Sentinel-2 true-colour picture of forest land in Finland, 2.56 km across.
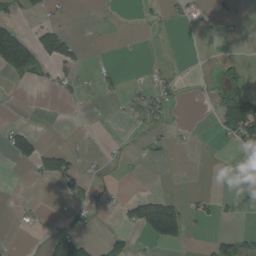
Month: August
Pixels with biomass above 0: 20%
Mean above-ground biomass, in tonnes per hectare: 23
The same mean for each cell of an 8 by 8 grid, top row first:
27 25 0 0 7 12 9 7
177 77 36 0 2 1 0 0
18 16 19 19 12 18 3 25
0 0 1 7 38 6 8 143
54 9 0 3 15 7 0 56
0 44 31 4 5 5 2 2
4 2 22 11 120 77 20 10
2 32 49 38 22 55 19 38
